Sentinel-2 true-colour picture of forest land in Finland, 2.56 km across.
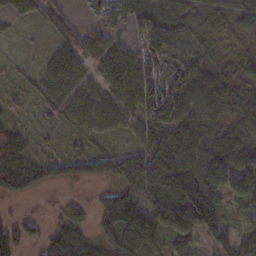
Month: November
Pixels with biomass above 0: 84%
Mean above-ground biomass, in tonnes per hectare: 73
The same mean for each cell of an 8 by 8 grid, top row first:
30 52 19 67 79 70 57 71
3 22 74 72 84 56 45 22
15 62 70 62 95 86 89 55
10 30 79 75 89 108 93 94
95 14 29 19 71 141 111 110
124 59 55 76 118 193 131 92
4 4 28 139 91 124 152 34
102 81 107 85 95 72 56 94
